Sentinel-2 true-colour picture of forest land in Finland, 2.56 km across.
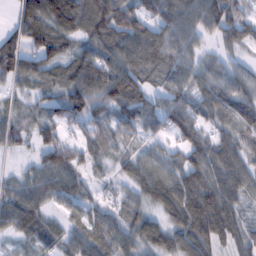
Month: February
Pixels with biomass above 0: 88%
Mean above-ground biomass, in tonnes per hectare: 72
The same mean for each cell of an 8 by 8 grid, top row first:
44 112 115 113 88 78 85 81
72 100 63 96 100 67 25 52
55 62 100 110 75 61 67 60
38 61 101 73 73 84 70 78
46 80 67 67 45 53 80 74
23 77 57 34 70 79 100 87
89 48 56 46 48 88 126 64
35 68 64 71 65 75 90 68
